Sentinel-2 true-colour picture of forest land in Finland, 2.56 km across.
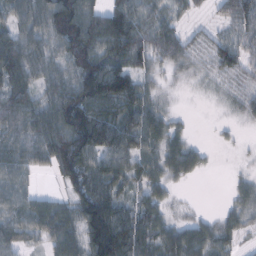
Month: February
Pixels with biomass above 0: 82%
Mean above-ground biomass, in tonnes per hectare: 62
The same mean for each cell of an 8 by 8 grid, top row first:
63 92 119 86 61 30 13 72
101 64 112 83 74 66 42 56
92 71 106 117 45 15 24 39
95 93 134 74 64 17 1 28
72 103 113 31 62 51 8 6
59 20 86 86 58 44 8 15
55 63 78 92 64 18 3 40
52 51 73 172 91 79 65 27
